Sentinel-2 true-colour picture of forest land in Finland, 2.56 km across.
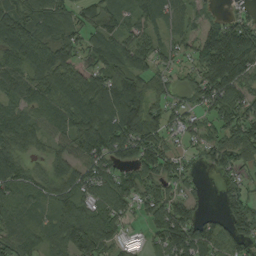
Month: August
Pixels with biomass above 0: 86%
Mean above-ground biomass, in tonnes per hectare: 88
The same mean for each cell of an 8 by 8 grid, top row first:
103 126 57 59 83 63 34 43
106 115 93 94 82 47 146 167
81 105 113 132 99 38 139 130
69 72 130 158 150 57 71 96
88 51 97 131 136 36 68 104
85 67 87 83 99 79 19 46
82 61 109 96 59 87 19 86
84 62 145 77 30 129 107 85
